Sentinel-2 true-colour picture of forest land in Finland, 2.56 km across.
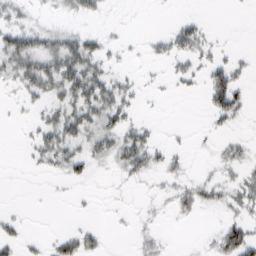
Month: February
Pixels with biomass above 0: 41%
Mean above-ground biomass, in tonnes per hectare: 17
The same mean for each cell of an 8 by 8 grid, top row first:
20 7 18 2 0 6 3 1
52 34 42 10 6 31 15 3
27 44 50 24 4 12 33 18
3 21 40 37 4 0 21 22
1 36 32 32 34 5 4 14
0 9 17 6 18 15 8 17
1 0 2 2 4 23 15 20
18 8 30 1 14 1 9 58
